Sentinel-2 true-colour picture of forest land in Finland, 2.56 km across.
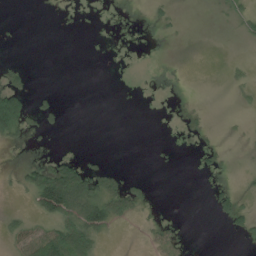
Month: July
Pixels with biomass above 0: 18%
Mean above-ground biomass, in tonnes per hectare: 14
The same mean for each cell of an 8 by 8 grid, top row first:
0 0 0 0 1 6 1 16
1 0 0 0 0 0 0 1
13 0 0 0 0 0 0 8
95 18 0 0 0 1 3 5
10 2 0 0 0 1 4 1
7 74 75 28 4 0 4 1
5 98 73 60 13 1 6 28
28 79 72 5 4 22 0 6
